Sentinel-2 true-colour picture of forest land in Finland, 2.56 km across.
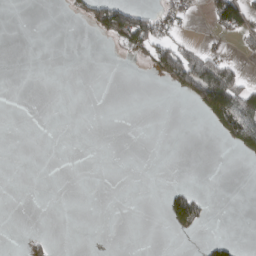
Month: March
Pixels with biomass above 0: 14%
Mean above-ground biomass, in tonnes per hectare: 24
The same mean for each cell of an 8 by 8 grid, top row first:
0 0 28 144 71 54 33 117
0 0 0 16 91 78 30 16
0 0 0 0 2 103 202 72
0 0 0 0 0 0 88 170
0 0 0 0 0 0 0 82
0 0 0 0 0 0 0 0
0 0 0 0 0 91 26 0
0 16 0 0 0 7 17 6
